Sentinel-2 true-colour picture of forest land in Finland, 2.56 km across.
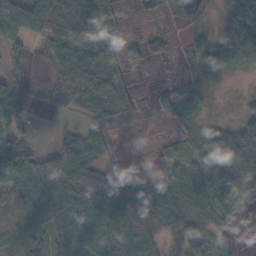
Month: November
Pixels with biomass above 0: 76%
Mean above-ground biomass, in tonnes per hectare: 55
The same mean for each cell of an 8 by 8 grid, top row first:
102 111 66 38 7 3 4 60
34 69 65 27 26 5 67 103
33 90 100 32 5 15 25 3
45 17 56 54 11 48 18 18
58 13 74 21 1 21 104 114
95 127 115 67 29 55 134 65
38 53 95 128 139 78 80 19
45 46 99 86 84 38 50 12
